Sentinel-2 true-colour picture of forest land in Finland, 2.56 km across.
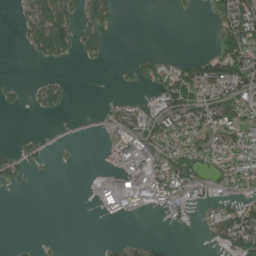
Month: June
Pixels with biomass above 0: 40%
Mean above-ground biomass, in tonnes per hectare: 41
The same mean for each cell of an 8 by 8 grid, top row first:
13 126 71 51 0 3 16 133
3 112 62 17 3 1 4 118
7 27 0 2 33 95 109 95
7 31 1 19 45 97 103 71
13 12 2 32 79 69 81 92
37 4 1 37 73 80 48 88
0 0 0 36 30 50 38 69
4 7 0 9 16 4 18 137
